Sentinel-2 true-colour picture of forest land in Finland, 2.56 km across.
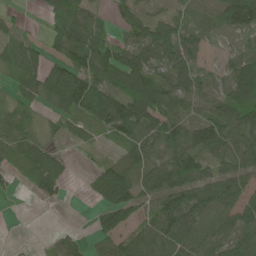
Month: June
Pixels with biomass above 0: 76%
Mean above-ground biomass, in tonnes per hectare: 63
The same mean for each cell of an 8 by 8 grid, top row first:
23 36 74 28 49 39 37 123
55 55 124 74 86 101 24 37
41 92 120 106 109 80 37 89
53 23 82 116 119 68 50 71
61 33 16 29 64 93 109 74
21 90 5 92 65 115 66 57
0 7 1 98 45 98 87 69
2 9 30 80 71 78 75 77
